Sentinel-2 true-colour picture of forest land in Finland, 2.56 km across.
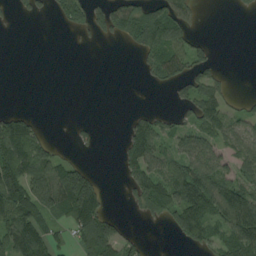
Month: August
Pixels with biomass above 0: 48%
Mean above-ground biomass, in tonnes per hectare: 56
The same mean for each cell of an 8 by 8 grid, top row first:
18 18 67 105 95 86 1 3
0 0 5 1 70 79 33 0
0 0 0 0 15 58 61 0
40 0 0 0 21 29 96 31
141 45 15 1 116 46 62 72
129 117 133 0 108 92 131 67
108 90 146 10 52 109 120 143
118 74 64 107 21 28 61 132
